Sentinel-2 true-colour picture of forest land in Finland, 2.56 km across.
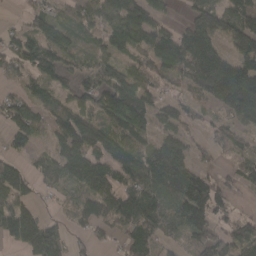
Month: March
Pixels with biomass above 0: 75%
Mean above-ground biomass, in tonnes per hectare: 84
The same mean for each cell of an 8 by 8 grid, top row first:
12 62 67 98 114 22 99 89
76 116 45 55 79 153 165 93
39 78 56 88 62 62 192 148
80 81 100 121 121 66 27 115
51 52 145 108 65 108 32 46
100 70 105 92 120 180 56 44
94 11 68 115 134 111 137 12
83 159 19 30 74 28 96 78
